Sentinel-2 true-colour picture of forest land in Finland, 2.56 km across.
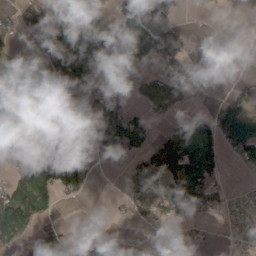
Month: March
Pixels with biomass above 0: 49%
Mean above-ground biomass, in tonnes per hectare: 54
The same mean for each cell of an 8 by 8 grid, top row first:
24 95 107 80 102 25 15 2
17 79 90 90 82 67 11 0
70 104 93 1 29 84 46 10
48 0 35 78 30 40 38 88
15 45 50 103 40 124 101 111
45 123 89 0 80 124 115 5
109 50 2 8 50 86 65 11
41 74 8 6 10 31 14 11
